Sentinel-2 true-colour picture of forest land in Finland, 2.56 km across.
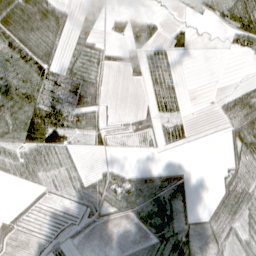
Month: April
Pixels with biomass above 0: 57%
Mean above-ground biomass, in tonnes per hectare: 29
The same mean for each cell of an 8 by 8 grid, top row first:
90 66 17 29 42 5 23 72
59 38 24 14 57 20 1 29
37 42 44 9 20 19 0 4
46 73 59 9 15 20 1 54
42 85 12 15 9 22 0 50
29 30 17 36 32 23 1 41
6 10 12 39 70 49 13 29
17 15 4 0 16 54 21 26
